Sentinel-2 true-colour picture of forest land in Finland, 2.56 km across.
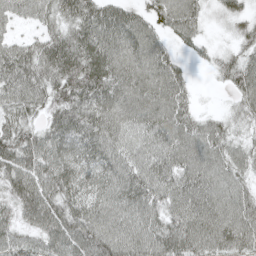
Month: May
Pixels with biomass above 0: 93%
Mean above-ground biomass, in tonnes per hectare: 66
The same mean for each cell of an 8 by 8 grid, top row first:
38 48 75 69 54 82 25 41
49 73 83 74 74 27 21 40
79 73 97 75 79 59 7 67
62 56 74 71 79 70 17 45
82 73 63 67 66 87 80 47
80 75 71 69 78 78 80 53
62 83 63 73 76 67 77 73
57 65 76 85 81 78 78 77
